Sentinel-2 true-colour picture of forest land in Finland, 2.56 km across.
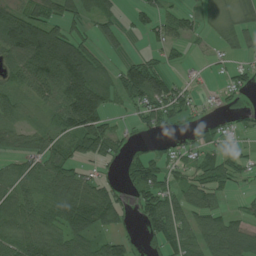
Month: July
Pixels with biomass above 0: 69%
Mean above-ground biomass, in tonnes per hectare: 62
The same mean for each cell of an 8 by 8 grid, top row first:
81 73 76 43 34 41 20 39
102 187 96 35 16 27 16 39
47 95 135 70 123 24 11 34
46 45 166 45 83 57 19 20
35 62 80 76 53 29 40 17
58 77 54 18 99 55 54 34
76 66 118 110 70 96 67 18
68 79 79 54 31 79 84 93
